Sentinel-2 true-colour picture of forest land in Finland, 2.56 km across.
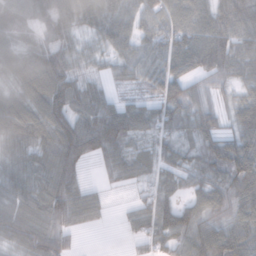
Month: November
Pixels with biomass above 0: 89%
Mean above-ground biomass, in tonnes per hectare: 61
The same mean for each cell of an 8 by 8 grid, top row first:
60 71 58 59 52 62 70 80
54 75 37 46 51 71 89 65
64 128 62 31 43 63 35 43
98 118 71 87 60 60 42 55
62 78 135 95 30 44 52 78
46 64 63 33 42 37 55 91
50 68 81 11 49 55 69 68
54 67 8 0 37 66 83 73
